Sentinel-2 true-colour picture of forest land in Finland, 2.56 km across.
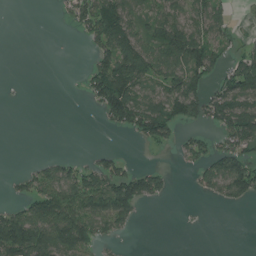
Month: July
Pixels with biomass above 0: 46%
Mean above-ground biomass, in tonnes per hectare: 53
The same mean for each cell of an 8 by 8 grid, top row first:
0 0 54 128 53 79 89 5
0 0 2 110 86 119 110 24
1 0 9 155 94 84 60 102
0 0 0 94 103 77 83 102
0 0 0 1 27 32 43 73
19 59 78 89 72 8 61 115
39 111 104 122 21 1 2 14
181 116 135 26 0 0 0 0
